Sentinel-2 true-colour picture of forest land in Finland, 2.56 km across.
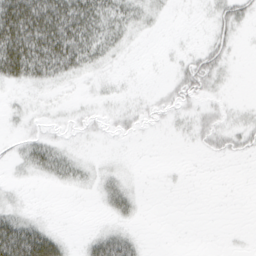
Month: March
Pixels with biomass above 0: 42%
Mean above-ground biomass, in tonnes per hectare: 15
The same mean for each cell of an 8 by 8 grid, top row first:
73 74 54 29 12 1 6 22
70 67 47 17 1 2 19 3
28 24 8 6 1 15 25 1
5 3 6 8 11 13 12 6
7 20 3 2 1 2 12 13
3 15 12 12 1 1 0 0
9 1 0 17 3 0 0 0
70 47 5 37 5 0 0 1
